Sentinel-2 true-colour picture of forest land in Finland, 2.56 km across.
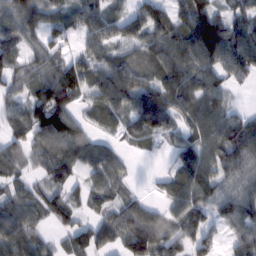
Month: February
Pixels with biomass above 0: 83%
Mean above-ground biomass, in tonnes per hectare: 78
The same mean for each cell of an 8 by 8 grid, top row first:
98 83 87 73 94 70 108 53
68 79 43 60 75 101 138 112
71 103 98 110 74 104 85 34
68 129 43 74 133 81 101 26
67 106 99 31 30 48 105 87
59 65 47 78 2 69 97 79
87 74 51 61 66 68 77 91
106 41 75 72 147 90 70 73
